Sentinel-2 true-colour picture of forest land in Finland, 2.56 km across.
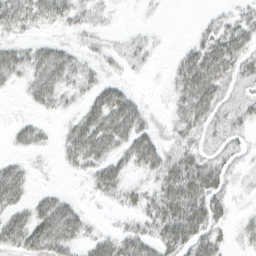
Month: March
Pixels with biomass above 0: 68%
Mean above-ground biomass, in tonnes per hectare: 27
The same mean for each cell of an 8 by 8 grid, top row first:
47 39 22 6 3 0 7 19
23 23 16 13 16 6 42 41
16 41 27 15 4 25 68 31
2 13 24 59 24 21 42 26
16 10 56 47 43 26 23 17
33 2 11 38 19 51 49 11
34 39 16 8 26 59 52 4
40 62 29 30 35 50 40 11
